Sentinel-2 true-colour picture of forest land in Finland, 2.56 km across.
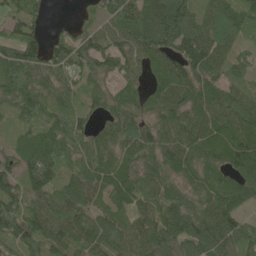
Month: June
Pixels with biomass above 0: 91%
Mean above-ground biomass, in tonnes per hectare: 79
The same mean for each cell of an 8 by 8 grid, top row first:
62 28 10 71 104 128 71 81
104 70 72 75 89 93 106 43
103 76 72 54 43 102 91 45
57 72 57 71 69 103 90 103
51 110 82 76 94 96 98 110
86 96 78 74 70 81 77 89
86 77 76 63 55 82 89 72
78 96 74 76 76 86 113 92
